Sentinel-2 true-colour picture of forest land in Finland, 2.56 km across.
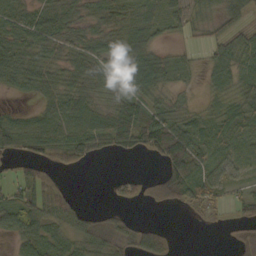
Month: October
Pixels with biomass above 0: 73%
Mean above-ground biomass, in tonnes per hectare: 37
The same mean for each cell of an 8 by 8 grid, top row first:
38 45 32 31 26 34 26 17
41 38 35 33 49 13 25 56
30 38 42 42 71 24 23 42
20 38 58 44 53 41 29 47
49 57 61 42 51 97 55 36
22 26 5 14 12 83 51 19
66 59 25 20 6 17 35 31
38 46 43 53 46 5 0 35
